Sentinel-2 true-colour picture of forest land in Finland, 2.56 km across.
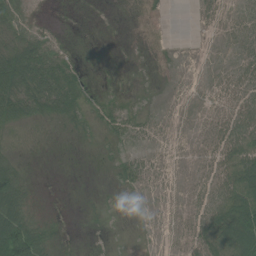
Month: July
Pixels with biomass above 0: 59%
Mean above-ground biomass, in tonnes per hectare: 28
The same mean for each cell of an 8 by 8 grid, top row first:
43 1 0 0 3 0 11 24
70 36 1 0 1 2 2 25
99 80 17 1 1 3 7 41
67 49 34 30 13 7 18 57
11 4 8 15 15 12 31 82
52 0 0 13 30 17 40 97
71 2 1 6 9 15 61 112
151 24 0 1 3 14 56 106
